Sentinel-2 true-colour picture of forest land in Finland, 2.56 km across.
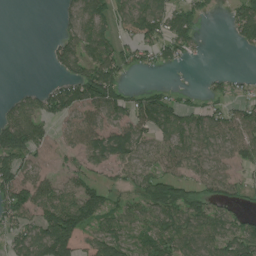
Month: July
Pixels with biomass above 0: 66%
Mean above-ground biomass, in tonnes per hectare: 71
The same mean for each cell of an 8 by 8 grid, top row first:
0 0 86 62 103 97 21 80
0 23 101 91 83 82 5 26
0 12 120 116 2 1 16 18
75 78 91 92 118 90 60 60
163 42 70 103 60 87 68 83
116 40 60 34 70 61 75 39
117 110 145 65 89 105 80 39
73 183 92 101 72 91 85 108
